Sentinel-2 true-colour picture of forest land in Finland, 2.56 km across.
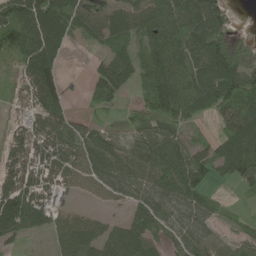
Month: June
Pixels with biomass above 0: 79%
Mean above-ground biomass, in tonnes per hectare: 68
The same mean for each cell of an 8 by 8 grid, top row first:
153 138 70 63 84 80 81 4
110 123 10 37 46 76 94 57
30 111 7 111 57 75 89 107
20 96 16 15 70 89 46 92
74 86 63 44 66 70 42 111
103 70 58 64 62 102 54 73
152 76 20 19 64 54 49 12
51 33 108 88 89 30 55 39
